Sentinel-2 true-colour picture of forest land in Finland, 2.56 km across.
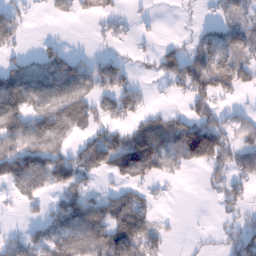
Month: January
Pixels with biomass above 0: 57%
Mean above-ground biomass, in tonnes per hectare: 56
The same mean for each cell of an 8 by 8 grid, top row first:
43 12 26 32 10 4 10 42
29 25 5 16 6 25 77 62
89 86 96 81 12 73 116 75
90 102 95 58 47 33 62 24
83 95 46 96 147 99 172 55
88 84 63 44 70 23 27 57
13 27 90 77 51 0 1 42
27 61 108 103 75 4 3 58
